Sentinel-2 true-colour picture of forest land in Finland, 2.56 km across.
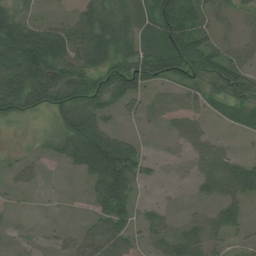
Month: August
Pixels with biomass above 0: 75%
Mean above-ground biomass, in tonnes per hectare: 41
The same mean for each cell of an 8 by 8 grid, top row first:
56 16 43 67 52 88 40 18
101 103 75 77 62 87 57 15
85 89 71 72 64 52 70 69
51 43 78 28 22 13 18 38
5 23 81 74 13 8 21 3
21 6 19 99 27 2 26 51
5 2 2 72 14 4 11 23
5 7 35 67 16 28 28 12
